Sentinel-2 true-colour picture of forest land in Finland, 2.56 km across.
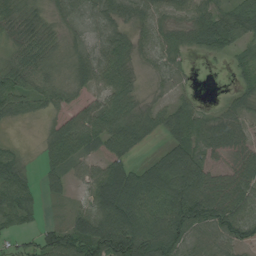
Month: August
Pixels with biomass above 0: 84%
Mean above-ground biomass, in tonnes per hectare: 58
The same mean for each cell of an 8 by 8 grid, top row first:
41 27 51 65 53 37 59 70
31 36 34 71 35 51 56 47
53 38 44 59 13 34 0 28
54 26 53 70 46 57 17 34
9 46 78 66 31 59 45 44
76 37 27 106 74 108 66 63
89 11 36 136 81 120 124 79
33 72 119 161 119 88 47 77
